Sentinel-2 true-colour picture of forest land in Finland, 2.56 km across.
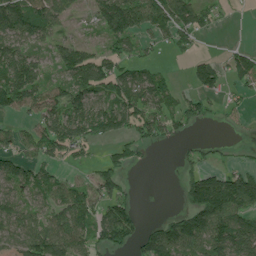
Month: July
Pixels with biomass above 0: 65%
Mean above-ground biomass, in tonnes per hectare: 70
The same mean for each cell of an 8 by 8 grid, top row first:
119 90 21 129 95 109 42 2
78 41 76 50 31 37 1 24
137 53 120 106 84 23 73 49
48 77 103 124 96 63 31 23
50 92 86 33 41 19 18 11
93 55 17 75 0 20 93 95
78 62 107 108 7 23 194 113
63 107 81 97 82 145 110 124
